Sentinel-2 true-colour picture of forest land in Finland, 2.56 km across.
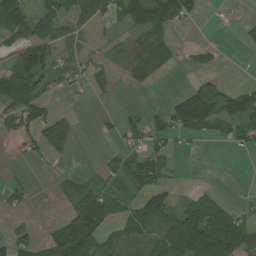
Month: July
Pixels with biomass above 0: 51%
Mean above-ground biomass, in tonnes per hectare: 46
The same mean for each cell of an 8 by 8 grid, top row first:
100 72 66 49 83 71 5 4
78 119 23 42 65 24 23 8
124 51 24 18 24 1 19 2
83 45 4 11 24 79 96 91
20 59 5 12 47 23 8 27
5 1 27 31 77 8 0 0
18 0 107 52 79 41 87 19
54 54 154 58 69 82 116 92
